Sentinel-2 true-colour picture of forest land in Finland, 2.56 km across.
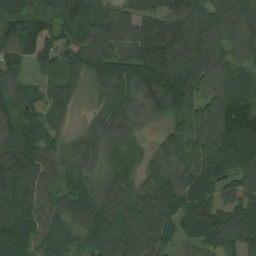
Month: August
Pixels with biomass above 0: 96%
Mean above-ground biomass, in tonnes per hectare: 98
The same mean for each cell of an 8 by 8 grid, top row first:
91 83 143 76 85 108 108 140
109 133 117 86 101 110 136 116
74 53 67 127 119 124 103 71
91 68 21 114 67 108 117 142
114 77 73 73 36 91 109 141
140 77 81 76 66 116 106 110
136 95 119 113 108 88 104 96
79 99 110 108 102 61 78 111
